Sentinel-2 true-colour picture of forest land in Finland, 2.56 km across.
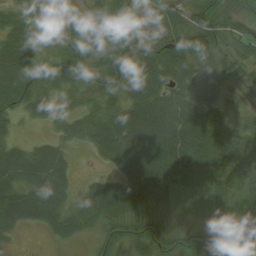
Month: August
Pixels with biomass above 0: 88%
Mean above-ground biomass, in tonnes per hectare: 42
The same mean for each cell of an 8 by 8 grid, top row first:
30 19 25 37 21 40 44 30
63 13 32 42 52 59 65 37
75 47 47 59 61 44 44 31
35 21 27 44 73 56 33 19
21 24 20 66 87 67 55 53
42 53 10 33 86 53 32 39
66 63 35 64 40 23 15 32
7 10 16 35 58 58 54 44
